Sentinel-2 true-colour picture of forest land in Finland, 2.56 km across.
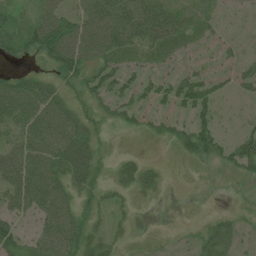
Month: July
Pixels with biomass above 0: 64%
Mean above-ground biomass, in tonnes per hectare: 31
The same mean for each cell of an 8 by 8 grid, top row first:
28 48 39 61 60 44 29 10
34 56 52 49 45 36 27 16
32 22 30 48 35 45 41 36
58 58 21 29 31 37 35 6
40 57 49 5 1 24 56 47
57 55 38 11 32 0 2 19
36 47 20 17 4 0 1 4
35 47 39 21 3 3 25 14
